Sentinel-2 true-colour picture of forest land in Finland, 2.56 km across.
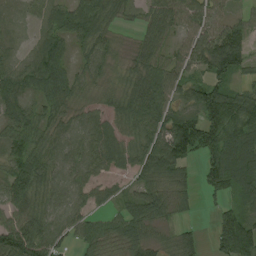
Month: August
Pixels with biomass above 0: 85%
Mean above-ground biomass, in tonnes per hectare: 61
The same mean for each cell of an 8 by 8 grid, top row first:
16 48 87 61 37 66 53 23
20 65 42 38 56 34 88 96
70 87 41 27 70 56 56 33
64 56 38 46 88 55 152 132
63 65 59 60 51 100 101 116
78 62 45 27 52 52 56 112
57 54 39 27 72 41 8 53
105 68 40 50 59 43 17 141
